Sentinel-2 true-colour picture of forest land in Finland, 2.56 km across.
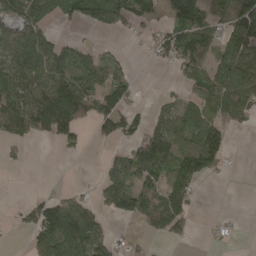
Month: April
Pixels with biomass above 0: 54%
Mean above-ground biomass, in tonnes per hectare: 62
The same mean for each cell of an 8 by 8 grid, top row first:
67 47 66 83 69 87 87 145
95 74 42 10 15 109 86 126
91 117 105 73 1 21 97 147
111 171 95 81 24 78 78 80
23 19 27 25 58 92 158 1
0 1 1 74 79 67 54 1
13 94 70 55 84 81 0 1
0 106 116 46 11 26 7 6
